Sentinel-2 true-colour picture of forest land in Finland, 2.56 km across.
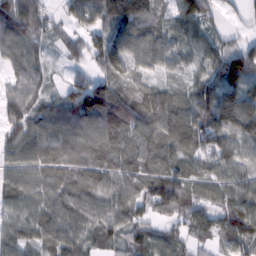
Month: February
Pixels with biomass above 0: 92%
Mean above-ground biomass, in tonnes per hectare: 75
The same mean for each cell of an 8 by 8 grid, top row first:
103 48 78 127 89 74 79 25
94 35 55 124 88 60 69 57
61 36 44 85 42 32 76 128
83 70 130 121 100 90 104 119
80 80 73 65 69 87 80 84
71 66 67 63 66 76 55 62
53 78 99 87 54 78 57 88
61 67 88 55 71 58 43 79
